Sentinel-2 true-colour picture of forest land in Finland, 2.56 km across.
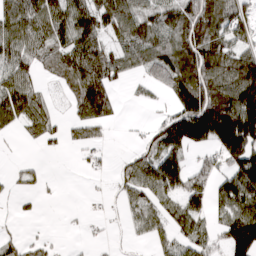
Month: March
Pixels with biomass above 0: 66%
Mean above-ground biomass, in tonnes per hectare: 78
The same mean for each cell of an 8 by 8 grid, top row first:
119 131 109 118 84 101 115 81
101 92 111 67 84 110 132 81
89 27 130 88 45 144 147 189
106 47 68 78 3 98 216 230
4 21 48 14 36 128 104 210
18 10 3 25 68 95 102 126
6 1 2 7 58 41 67 117
34 20 4 6 17 47 53 172
